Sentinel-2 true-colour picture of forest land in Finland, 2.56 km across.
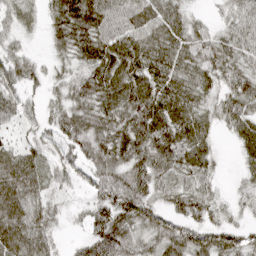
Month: April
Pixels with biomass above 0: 90%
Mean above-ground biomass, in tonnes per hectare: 59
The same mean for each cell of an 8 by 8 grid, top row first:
46 45 115 76 70 58 15 46
33 23 69 77 78 69 57 58
55 33 49 79 85 74 55 65
47 38 68 72 89 80 45 71
41 44 66 85 83 82 44 42
80 43 35 69 73 59 41 26
73 46 19 78 72 43 52 25
88 49 22 97 52 78 72 51
